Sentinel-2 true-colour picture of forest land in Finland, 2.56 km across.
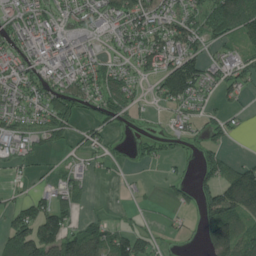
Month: July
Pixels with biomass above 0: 61%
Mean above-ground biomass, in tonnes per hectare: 71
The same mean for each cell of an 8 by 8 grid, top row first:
78 71 73 111 118 89 91 156
73 86 65 48 103 107 55 46
101 87 103 93 45 197 80 71
68 102 56 96 26 57 38 35
47 37 45 33 40 28 44 3
22 21 42 12 8 20 54 125
69 111 42 7 13 25 90 132
137 159 141 112 77 15 90 127
